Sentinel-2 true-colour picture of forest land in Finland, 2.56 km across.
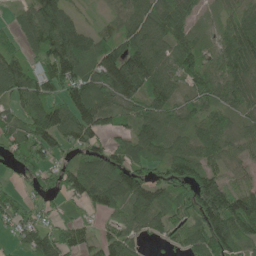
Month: June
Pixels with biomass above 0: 85%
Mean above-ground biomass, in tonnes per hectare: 86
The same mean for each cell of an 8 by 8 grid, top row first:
37 143 36 36 103 109 17 78
45 136 126 94 120 88 29 108
103 111 119 147 135 66 72 82
57 129 125 79 80 72 72 54
74 111 81 56 100 75 111 50
37 56 120 122 84 104 103 41
59 24 34 84 96 104 180 172
29 92 64 79 37 48 127 112
